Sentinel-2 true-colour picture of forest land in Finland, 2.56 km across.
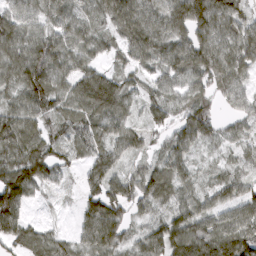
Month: March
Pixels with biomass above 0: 88%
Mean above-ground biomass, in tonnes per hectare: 68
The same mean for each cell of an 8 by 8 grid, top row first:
69 57 53 80 82 68 105 58
92 97 63 36 87 80 92 78
78 109 82 70 40 57 71 60
66 64 74 87 41 49 64 40
104 67 57 66 37 70 37 40
120 67 30 76 66 78 26 49
115 9 30 85 48 66 66 90
69 55 23 33 67 105 125 133
